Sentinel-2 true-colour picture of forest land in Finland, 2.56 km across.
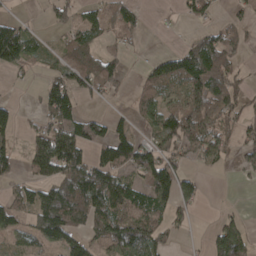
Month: April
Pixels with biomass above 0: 58%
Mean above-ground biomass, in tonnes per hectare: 63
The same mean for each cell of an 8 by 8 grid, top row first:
16 24 35 49 18 15 49 27
129 24 97 24 7 23 100 38
8 41 81 85 46 88 146 36
36 73 54 17 58 76 92 51
34 142 124 108 61 79 86 55
35 68 143 91 68 87 11 24
71 139 127 111 80 59 2 5
33 60 53 96 98 20 40 130
